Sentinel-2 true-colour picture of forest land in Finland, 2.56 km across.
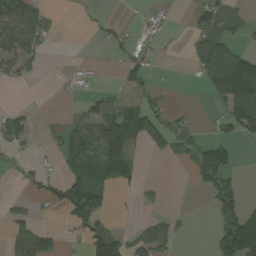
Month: August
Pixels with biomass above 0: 37%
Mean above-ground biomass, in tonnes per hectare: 51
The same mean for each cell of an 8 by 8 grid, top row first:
121 31 3 5 13 3 67 37
103 22 0 18 17 3 132 61
35 1 13 1 41 1 125 250
30 0 20 66 86 16 6 158
41 8 91 128 69 54 66 32
6 30 80 70 11 0 119 32
16 21 169 29 10 4 22 99
44 60 21 97 53 35 16 219
